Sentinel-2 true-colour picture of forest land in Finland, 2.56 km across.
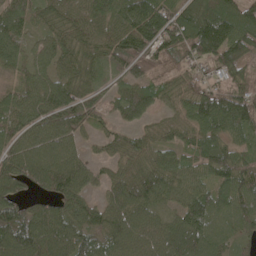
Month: May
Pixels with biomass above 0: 92%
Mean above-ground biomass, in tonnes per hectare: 95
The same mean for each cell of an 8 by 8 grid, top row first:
88 72 82 94 173 117 149 132
71 73 75 103 125 112 161 142
60 74 75 44 89 60 64 76
78 109 121 55 80 50 144 141
77 100 53 52 56 65 94 60
118 150 103 60 101 83 76 128
111 82 95 94 98 67 114 107
161 124 127 98 92 86 100 61
